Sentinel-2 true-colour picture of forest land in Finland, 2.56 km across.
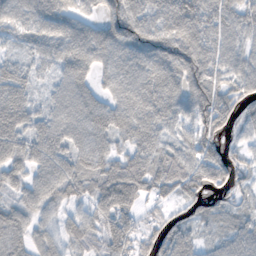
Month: November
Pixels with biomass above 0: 89%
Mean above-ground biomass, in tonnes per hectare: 68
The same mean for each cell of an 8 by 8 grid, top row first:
68 78 59 82 76 100 94 72
25 64 88 80 90 95 79 61
70 29 78 65 78 72 93 68
85 55 89 77 71 64 108 54
74 81 68 56 75 59 70 30
54 79 81 97 93 91 81 39
66 60 40 96 38 31 30 26
69 60 68 87 56 65 26 63
